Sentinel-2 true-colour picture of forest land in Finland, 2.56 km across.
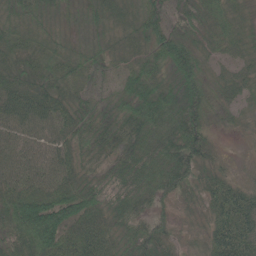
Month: June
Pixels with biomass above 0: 98%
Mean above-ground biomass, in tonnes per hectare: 53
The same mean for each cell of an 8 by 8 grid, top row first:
49 40 17 39 47 40 41 32
49 39 22 28 38 77 30 34
52 49 42 32 57 53 33 40
78 75 49 35 81 68 47 24
57 55 53 52 65 73 47 6
67 61 51 48 73 73 38 18
94 106 78 51 43 31 43 82
69 115 80 54 80 29 47 92
